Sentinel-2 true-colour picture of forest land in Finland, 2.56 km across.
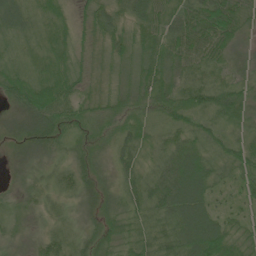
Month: June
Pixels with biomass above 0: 97%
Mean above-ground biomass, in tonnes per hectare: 42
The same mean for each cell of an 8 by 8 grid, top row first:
53 34 32 43 58 50 76 53
25 44 33 43 47 66 65 33
51 63 36 22 54 47 37 37
36 74 39 36 34 41 48 46
31 42 26 34 40 43 33 40
8 20 39 26 41 83 53 40
18 19 24 28 46 78 56 30
16 34 28 36 37 58 91 39
